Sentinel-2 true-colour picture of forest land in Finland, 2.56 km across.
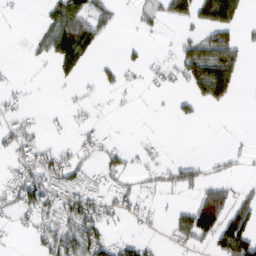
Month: February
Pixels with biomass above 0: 37%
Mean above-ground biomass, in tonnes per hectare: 29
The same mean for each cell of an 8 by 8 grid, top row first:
2 39 69 19 14 48 68 43
0 45 80 1 6 20 74 34
6 2 16 15 9 20 105 22
13 2 8 3 0 15 4 0
35 16 20 13 5 0 0 3
33 61 33 36 18 36 20 10
39 47 67 28 14 16 114 60
3 42 78 34 17 24 43 101
